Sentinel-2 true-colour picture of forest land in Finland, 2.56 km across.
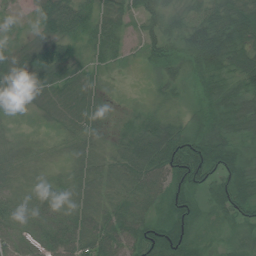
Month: July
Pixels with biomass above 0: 96%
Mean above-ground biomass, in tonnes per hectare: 47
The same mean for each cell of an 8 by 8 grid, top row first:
13 55 70 57 59 50 67 86
29 49 26 51 43 40 112 74
52 39 22 12 7 39 43 54
12 17 24 15 27 25 33 55
32 21 36 28 73 84 68 32
35 25 41 45 69 75 65 60
51 62 56 53 51 61 26 55
46 67 63 65 60 71 19 25
